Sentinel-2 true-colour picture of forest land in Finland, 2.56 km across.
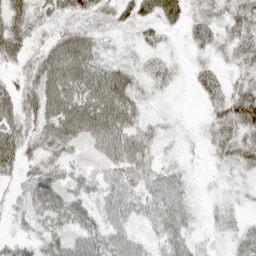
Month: April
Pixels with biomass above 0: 88%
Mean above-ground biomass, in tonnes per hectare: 38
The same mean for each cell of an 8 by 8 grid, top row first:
51 25 38 36 41 44 42 49
50 36 60 11 23 7 33 44
24 61 68 61 22 16 39 26
47 56 74 75 23 9 21 68
61 46 51 62 36 11 20 49
27 51 42 36 35 28 7 16
23 54 40 50 34 53 11 13
27 45 49 49 26 50 10 26
